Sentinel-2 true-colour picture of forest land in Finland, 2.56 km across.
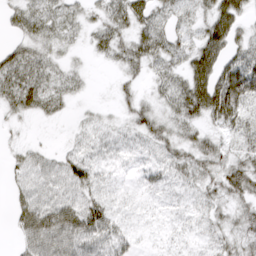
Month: March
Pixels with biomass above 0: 76%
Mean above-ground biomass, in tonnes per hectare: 29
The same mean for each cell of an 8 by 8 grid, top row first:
29 37 25 43 43 26 37 39
28 23 10 34 49 29 55 35
56 38 15 8 16 30 66 77
25 25 5 8 34 34 58 47
10 5 12 17 17 36 32 26
24 32 38 7 12 20 31 51
29 47 48 19 2 5 18 25
17 58 48 37 2 4 12 31
